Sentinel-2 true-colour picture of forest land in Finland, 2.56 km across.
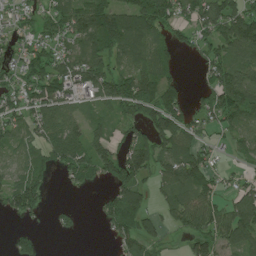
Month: July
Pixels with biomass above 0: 72%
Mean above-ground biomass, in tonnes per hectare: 67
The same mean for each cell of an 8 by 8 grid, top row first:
34 57 103 112 111 60 100 94
41 55 86 93 91 49 57 97
54 100 81 92 107 43 48 112
65 87 42 36 82 81 62 95
55 81 80 60 77 104 31 46
64 46 65 63 66 93 62 25
70 23 10 71 63 73 86 99
36 2 4 26 69 13 81 88
